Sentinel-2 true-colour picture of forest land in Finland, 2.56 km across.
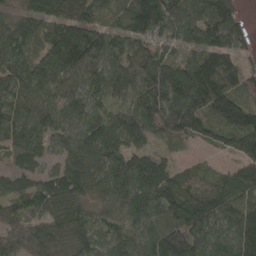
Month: April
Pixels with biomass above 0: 93%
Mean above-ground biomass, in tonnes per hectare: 97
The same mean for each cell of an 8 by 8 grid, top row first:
68 114 109 58 159 107 96 39
99 91 152 91 98 63 93 61
105 118 101 103 111 154 165 70
95 83 101 76 118 153 120 172
93 66 115 113 73 44 44 79
85 74 111 94 134 72 30 62
81 96 80 66 125 111 109 111
78 99 74 67 85 162 105 126
